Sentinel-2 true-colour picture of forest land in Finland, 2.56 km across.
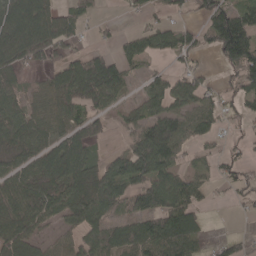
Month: April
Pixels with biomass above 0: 67%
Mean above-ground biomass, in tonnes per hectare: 69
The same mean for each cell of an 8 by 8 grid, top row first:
108 101 52 5 28 26 78 79
131 109 24 26 59 66 49 179
45 54 140 120 34 47 24 78
68 80 55 43 59 69 59 38
73 76 95 10 109 87 34 16
83 90 98 91 107 74 26 40
97 76 101 75 96 119 18 10
103 29 69 68 108 132 28 40
